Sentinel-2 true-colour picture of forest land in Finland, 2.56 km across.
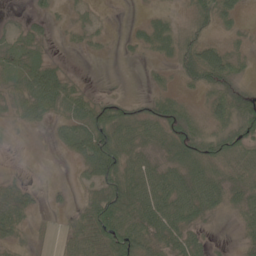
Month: June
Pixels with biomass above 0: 70%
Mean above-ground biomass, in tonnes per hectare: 36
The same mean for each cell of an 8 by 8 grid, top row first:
8 19 13 3 8 13 36 23
33 11 9 4 18 31 47 18
29 96 11 0 4 14 46 27
30 51 64 53 33 44 32 50
5 5 65 88 43 60 51 62
9 1 17 72 65 57 63 45
42 6 27 87 75 81 46 35
20 3 55 87 68 59 19 16
